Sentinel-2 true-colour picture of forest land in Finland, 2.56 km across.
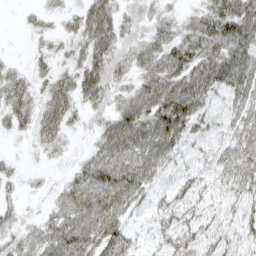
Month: April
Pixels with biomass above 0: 83%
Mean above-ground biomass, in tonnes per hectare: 51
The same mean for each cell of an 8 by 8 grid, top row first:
4 20 48 69 35 24 64 89
2 22 42 67 55 69 70 91
45 39 68 49 51 80 83 83
59 60 31 48 82 103 49 52
4 36 8 89 98 65 35 56
19 8 51 89 76 38 30 60
23 24 87 90 25 52 34 40
35 59 76 73 17 46 46 36
